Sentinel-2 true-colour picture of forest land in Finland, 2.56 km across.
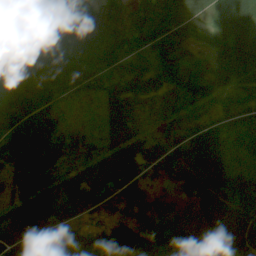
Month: July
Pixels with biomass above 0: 91%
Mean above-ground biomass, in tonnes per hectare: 47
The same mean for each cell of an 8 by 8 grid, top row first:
67 52 33 24 43 44 34 75
39 55 47 51 42 56 29 85
62 62 56 36 38 48 45 51
63 44 12 48 26 33 32 51
50 42 38 42 39 37 58 27
34 33 39 72 37 37 66 45
53 63 48 43 46 21 54 64
72 74 50 56 64 43 29 67
